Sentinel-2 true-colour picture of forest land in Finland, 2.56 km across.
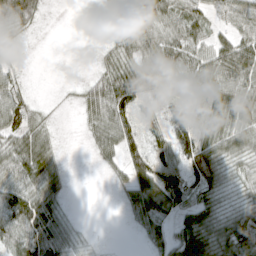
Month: April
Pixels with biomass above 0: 76%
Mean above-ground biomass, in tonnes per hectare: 47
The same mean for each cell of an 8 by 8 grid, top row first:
76 9 0 32 64 57 44 52
20 1 1 30 58 57 50 67
28 0 11 62 71 50 63 76
68 12 21 77 36 44 67 80
49 39 4 57 61 77 67 60
61 55 1 17 87 75 95 37
84 55 1 2 73 62 58 42
62 90 16 1 21 59 74 90
